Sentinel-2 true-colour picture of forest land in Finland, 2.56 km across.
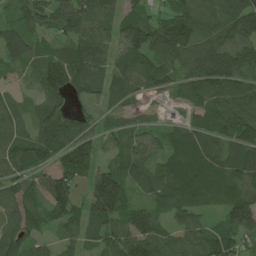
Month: June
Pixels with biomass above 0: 90%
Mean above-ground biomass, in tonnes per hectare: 84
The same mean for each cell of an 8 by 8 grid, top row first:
45 104 117 72 64 106 118 168
74 41 79 60 122 139 130 125
18 94 85 74 70 65 136 118
47 67 31 50 22 13 71 100
80 100 116 53 67 74 79 84
73 74 104 133 71 90 89 84
83 83 77 145 83 81 46 139
87 33 67 82 123 72 101 88
